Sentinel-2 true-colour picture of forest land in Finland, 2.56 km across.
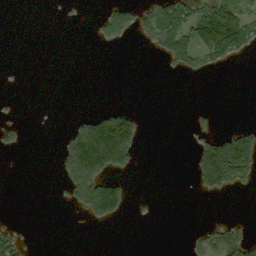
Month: September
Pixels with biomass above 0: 22%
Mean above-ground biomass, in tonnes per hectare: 38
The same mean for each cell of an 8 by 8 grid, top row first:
0 0 3 56 54 100 125 86
0 0 0 9 14 117 140 99
1 0 0 0 0 3 9 0
4 0 6 60 11 0 13 0
22 0 135 247 23 0 73 149
0 0 163 85 0 0 144 130
0 0 61 116 3 0 0 0
53 0 0 0 0 0 48 85
